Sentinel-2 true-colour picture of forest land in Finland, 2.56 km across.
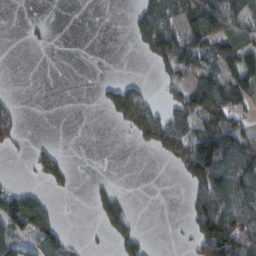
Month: February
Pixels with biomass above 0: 41%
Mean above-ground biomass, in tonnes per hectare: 47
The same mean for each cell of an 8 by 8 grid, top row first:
0 2 0 0 64 72 115 93
0 8 0 0 54 110 82 98
0 0 0 13 14 55 70 101
36 0 0 64 119 76 107 48
24 14 0 0 42 109 129 101
4 56 2 3 0 11 117 93
112 38 0 55 0 0 100 92
65 69 8 25 28 2 139 142
